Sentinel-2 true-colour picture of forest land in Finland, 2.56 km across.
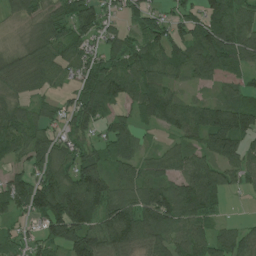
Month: July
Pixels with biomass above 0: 85%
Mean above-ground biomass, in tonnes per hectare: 83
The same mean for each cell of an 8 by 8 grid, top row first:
36 72 112 49 84 64 92 89
29 92 92 76 98 96 144 124
54 66 66 101 92 44 57 44
86 55 108 42 71 99 98 131
82 92 71 80 29 39 89 92
65 100 120 78 74 71 123 66
80 148 161 98 113 113 83 2
61 70 133 101 69 71 89 70
